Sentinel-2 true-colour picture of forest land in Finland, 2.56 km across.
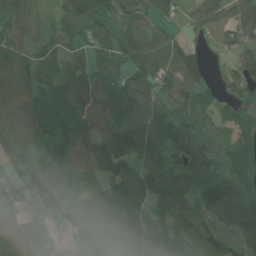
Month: June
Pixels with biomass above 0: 89%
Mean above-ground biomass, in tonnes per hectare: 100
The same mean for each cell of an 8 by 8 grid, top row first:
91 44 140 95 66 45 90 65
71 46 55 108 117 75 18 50
97 59 101 95 93 104 46 80
95 114 92 118 96 118 79 94
119 107 91 125 109 130 81 120
103 149 91 107 95 103 96 175
79 130 154 168 79 104 95 144
139 101 138 186 131 136 87 69
